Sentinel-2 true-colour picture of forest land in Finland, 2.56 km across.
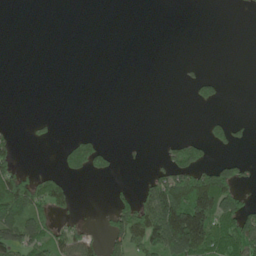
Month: May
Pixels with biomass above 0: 25%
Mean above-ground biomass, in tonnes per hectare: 33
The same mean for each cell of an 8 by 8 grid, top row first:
0 0 0 0 0 0 0 1
0 0 0 0 0 0 0 0
0 0 0 0 0 2 26 0
0 1 0 0 0 0 5 0
23 9 58 6 2 37 43 15
70 40 26 14 15 91 88 38
102 69 5 42 88 189 163 90
85 68 57 56 90 159 112 130
